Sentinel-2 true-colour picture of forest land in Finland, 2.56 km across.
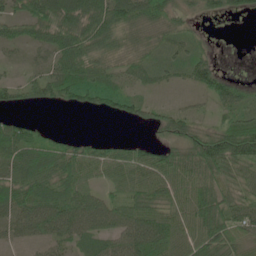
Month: June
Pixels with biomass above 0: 78%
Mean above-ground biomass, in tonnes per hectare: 53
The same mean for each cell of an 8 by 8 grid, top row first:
38 81 87 83 73 49 27 22
24 49 89 58 43 42 18 0
18 58 100 54 35 25 61 17
19 6 25 46 41 35 16 54
95 48 34 30 33 52 78 91
62 76 62 45 62 74 72 63
70 80 70 48 76 61 107 58
29 44 47 48 88 64 88 48
